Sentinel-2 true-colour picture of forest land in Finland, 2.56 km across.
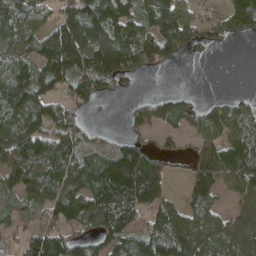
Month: April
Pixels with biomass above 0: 72%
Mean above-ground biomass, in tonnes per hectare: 106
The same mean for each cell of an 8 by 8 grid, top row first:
117 68 196 160 72 114 32 135
98 126 220 226 177 158 44 0
142 138 143 110 16 0 0 0
133 130 53 1 86 89 66 87
153 136 107 55 69 28 100 132
117 145 115 233 218 21 139 144
63 95 146 174 97 65 74 62
49 162 87 106 118 185 128 119
